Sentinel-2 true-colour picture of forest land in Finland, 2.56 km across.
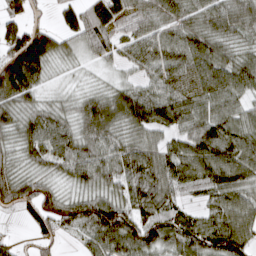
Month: March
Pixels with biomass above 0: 90%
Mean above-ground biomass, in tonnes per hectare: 73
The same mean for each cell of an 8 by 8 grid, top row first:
61 15 76 75 71 72 67 73
130 106 45 54 75 87 85 50
136 34 15 23 47 71 105 76
79 60 70 104 112 99 81 62
61 84 80 69 76 62 106 91
63 48 61 70 106 79 88 89
60 75 85 91 88 57 51 90
21 45 35 90 93 77 86 104
